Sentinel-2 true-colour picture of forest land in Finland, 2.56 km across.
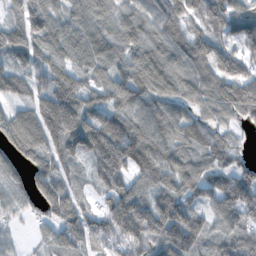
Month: November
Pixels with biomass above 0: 91%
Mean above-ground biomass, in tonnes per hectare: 107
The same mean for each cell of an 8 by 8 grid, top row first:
60 101 96 87 88 91 90 105
111 105 116 93 100 86 107 89
102 88 90 109 110 98 120 157
81 172 175 132 134 109 78 135
133 124 174 181 172 116 101 30
72 123 45 162 81 126 118 105
53 90 91 121 130 132 77 124
23 58 105 81 118 177 84 100
